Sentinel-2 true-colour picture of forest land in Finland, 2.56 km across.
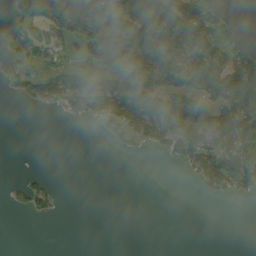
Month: August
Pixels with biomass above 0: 44%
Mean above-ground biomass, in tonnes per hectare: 54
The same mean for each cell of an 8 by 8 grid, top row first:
29 96 118 105 129 149 86 4
42 74 47 121 130 113 103 61
49 64 63 76 118 87 143 188
0 13 72 107 109 127 98 138
0 0 0 21 39 74 87 113
2 12 0 0 0 1 97 103
18 28 0 0 0 0 0 0
0 0 0 0 0 0 0 0
